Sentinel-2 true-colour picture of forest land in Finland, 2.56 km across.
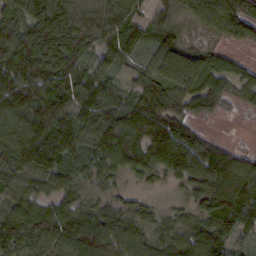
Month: February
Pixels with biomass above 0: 92%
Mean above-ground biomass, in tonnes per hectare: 94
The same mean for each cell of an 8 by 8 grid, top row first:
99 156 102 100 49 71 128 151
121 155 99 81 53 101 46 40
129 114 104 65 84 134 125 52
116 102 86 86 120 90 78 18
109 107 79 126 111 182 79 15
87 96 67 66 64 76 135 142
86 81 84 59 57 43 105 112
91 103 137 115 94 92 136 50
